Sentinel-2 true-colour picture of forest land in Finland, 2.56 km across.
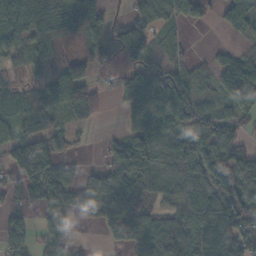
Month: November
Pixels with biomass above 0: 73%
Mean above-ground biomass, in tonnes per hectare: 67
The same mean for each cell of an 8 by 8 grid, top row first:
127 62 87 24 72 67 24 88
59 46 21 44 65 20 9 15
18 37 93 20 59 82 29 99
47 59 64 7 81 110 48 59
66 70 12 33 92 93 102 54
71 109 59 93 81 82 107 102
55 94 79 110 72 58 95 122
87 84 1 47 104 119 79 105
